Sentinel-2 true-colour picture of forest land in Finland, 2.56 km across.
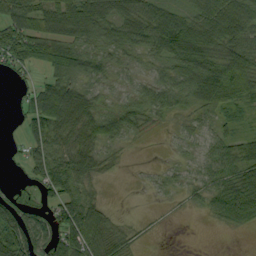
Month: September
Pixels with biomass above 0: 77%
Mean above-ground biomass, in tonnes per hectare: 48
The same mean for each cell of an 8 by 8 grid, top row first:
74 81 80 64 56 43 58 62
75 71 59 50 48 78 73 61
14 40 53 43 36 57 82 55
14 95 77 50 48 36 44 36
7 83 78 41 5 18 28 42
4 72 67 10 9 20 37 62
73 39 78 13 1 4 28 68
108 79 81 60 9 0 0 0
